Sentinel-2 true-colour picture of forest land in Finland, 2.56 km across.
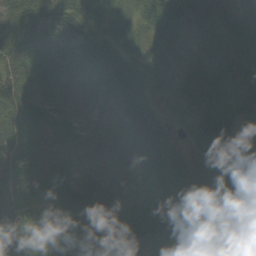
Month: September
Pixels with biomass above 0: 97%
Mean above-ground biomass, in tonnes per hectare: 64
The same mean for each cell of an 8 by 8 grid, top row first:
76 57 62 56 49 86 85 68
78 47 48 52 43 61 74 61
73 70 65 54 51 67 78 47
78 82 67 68 46 38 86 47
71 59 74 81 62 25 77 52
70 68 83 81 72 44 59 55
78 43 72 77 87 49 79 37
83 47 44 85 98 51 84 59
